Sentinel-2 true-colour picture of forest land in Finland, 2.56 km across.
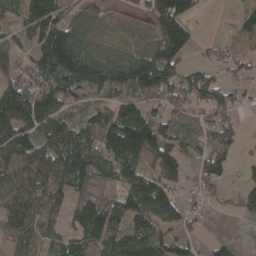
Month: April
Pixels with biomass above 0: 78%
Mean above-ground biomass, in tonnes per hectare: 105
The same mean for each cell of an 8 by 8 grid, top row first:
62 142 66 50 70 174 4 60
67 155 132 74 103 135 16 51
94 132 139 148 178 86 99 45
168 142 80 110 109 71 80 41
171 168 194 181 197 103 89 46
138 160 146 121 123 72 80 24
141 131 103 123 157 90 24 54
115 93 115 140 166 116 28 15
